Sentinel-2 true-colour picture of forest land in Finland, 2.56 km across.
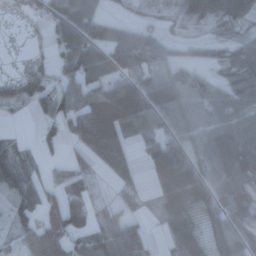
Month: November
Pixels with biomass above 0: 73%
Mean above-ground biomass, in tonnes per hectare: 55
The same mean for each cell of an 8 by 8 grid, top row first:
13 52 75 20 16 20 55 53
0 19 90 69 62 28 29 53
29 47 80 66 58 57 34 69
12 48 92 106 88 70 56 71
30 37 68 108 41 66 67 90
69 35 52 46 19 76 64 84
52 98 66 42 22 68 54 44
34 94 60 106 68 44 42 62
